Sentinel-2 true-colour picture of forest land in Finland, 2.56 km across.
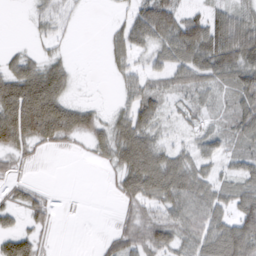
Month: March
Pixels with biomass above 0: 71%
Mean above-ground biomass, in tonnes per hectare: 45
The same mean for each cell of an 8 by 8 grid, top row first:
1 39 10 7 70 61 63 54
11 18 0 28 39 71 104 107
83 88 8 10 42 39 49 69
119 124 63 22 63 21 29 59
69 38 18 66 76 28 41 39
20 1 0 20 105 82 41 44
38 30 1 3 48 66 69 41
72 12 0 27 52 42 80 59
